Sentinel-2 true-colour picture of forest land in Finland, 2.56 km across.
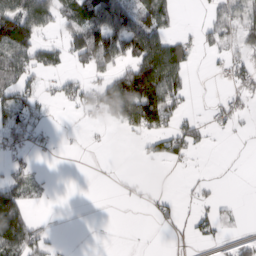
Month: February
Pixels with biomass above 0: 39%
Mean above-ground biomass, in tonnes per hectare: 37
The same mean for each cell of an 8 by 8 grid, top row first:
105 58 73 94 84 23 16 57
99 41 78 91 98 60 20 29
70 12 24 75 140 69 1 29
87 12 23 97 127 43 8 23
35 12 2 1 14 41 14 2
36 5 0 3 3 1 3 0
112 7 0 0 5 17 18 4
119 29 0 0 0 12 14 19
